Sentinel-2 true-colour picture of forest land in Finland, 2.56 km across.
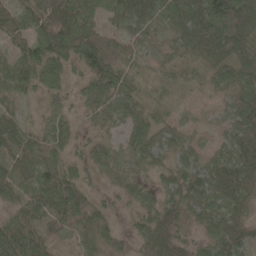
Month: May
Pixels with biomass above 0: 89%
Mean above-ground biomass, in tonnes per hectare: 49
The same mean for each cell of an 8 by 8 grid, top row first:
58 67 95 44 63 64 108 94
39 87 87 32 36 33 79 65
72 57 25 69 30 27 33 68
33 21 19 43 42 22 15 68
74 48 22 22 53 38 26 74
52 63 36 17 23 52 58 66
40 60 45 14 44 44 56 42
85 35 23 27 39 42 41 52
